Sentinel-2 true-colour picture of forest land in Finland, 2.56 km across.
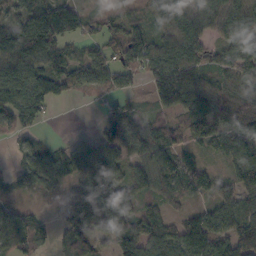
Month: October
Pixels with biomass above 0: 81%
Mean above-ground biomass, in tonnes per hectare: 84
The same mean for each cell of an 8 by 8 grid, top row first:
71 122 67 51 47 141 110 95
179 124 38 63 83 102 71 92
137 128 68 67 41 154 75 97
135 44 1 40 30 75 198 200
32 34 44 81 111 82 75 91
37 86 81 92 89 120 51 94
39 5 81 97 46 33 48 108
95 44 39 81 123 109 141 107
